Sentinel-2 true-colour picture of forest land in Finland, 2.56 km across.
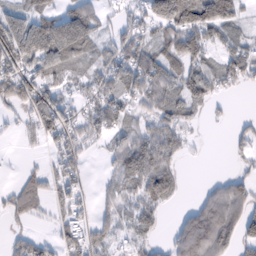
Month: February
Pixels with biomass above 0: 69%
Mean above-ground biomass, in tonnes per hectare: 51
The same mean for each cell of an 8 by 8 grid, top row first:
55 64 90 20 47 123 113 51
84 105 92 44 54 75 64 44
78 56 35 61 76 55 60 39
24 85 33 63 39 56 15 3
7 37 38 35 62 48 5 22
10 39 28 31 86 38 5 37
42 31 31 30 44 14 100 77
25 23 53 32 33 65 157 69
